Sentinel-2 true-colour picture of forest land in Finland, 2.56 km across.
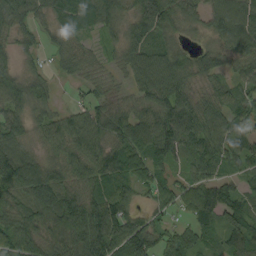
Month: September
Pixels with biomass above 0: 90%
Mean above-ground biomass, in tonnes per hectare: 69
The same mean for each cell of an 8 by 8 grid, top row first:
76 50 81 76 114 80 68 102
39 32 47 31 84 55 31 79
50 27 33 22 88 101 48 52
59 36 46 65 66 108 83 77
63 53 82 80 89 95 90 66
100 90 79 89 55 36 70 44
68 98 107 108 32 39 91 62
73 69 96 120 90 60 44 78
